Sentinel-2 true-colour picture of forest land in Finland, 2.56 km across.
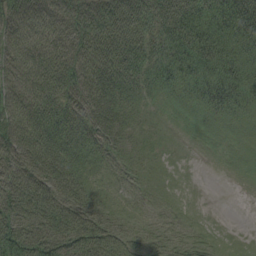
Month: August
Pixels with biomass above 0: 94%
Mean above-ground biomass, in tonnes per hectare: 49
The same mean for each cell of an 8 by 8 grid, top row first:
69 72 81 95 88 84 62 90
66 68 70 86 64 61 70 48
62 75 70 59 41 48 54 54
72 68 69 51 19 16 36 35
78 61 51 37 21 8 11 23
72 58 37 21 19 11 1 14
78 63 47 25 15 15 4 0
85 74 64 38 25 21 19 12
